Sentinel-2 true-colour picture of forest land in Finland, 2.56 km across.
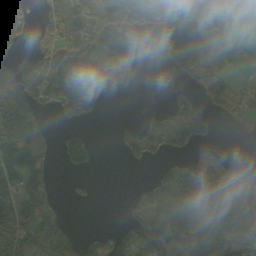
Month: October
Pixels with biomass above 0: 55%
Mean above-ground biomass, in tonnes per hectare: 50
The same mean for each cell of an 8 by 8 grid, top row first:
74 46 53 36 52 52 80 39
23 53 78 53 1 86 54 30
111 110 130 26 1 9 48 25
95 37 76 1 12 55 40 40
82 17 37 7 53 41 21 0
75 43 12 0 5 75 63 49
72 44 5 0 48 78 101 69
61 92 35 43 107 66 116 63
